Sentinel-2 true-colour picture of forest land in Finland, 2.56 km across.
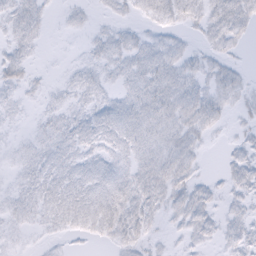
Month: February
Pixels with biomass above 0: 71%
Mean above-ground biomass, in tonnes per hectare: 7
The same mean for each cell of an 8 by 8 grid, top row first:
9 4 3 4 6 9 11 13
7 1 2 9 9 7 6 4
9 2 7 6 11 11 9 6
4 5 7 9 12 12 13 5
4 7 9 9 9 10 3 5
4 8 9 10 11 13 3 8
7 8 10 13 13 9 8 6
4 3 3 8 8 3 5 9
